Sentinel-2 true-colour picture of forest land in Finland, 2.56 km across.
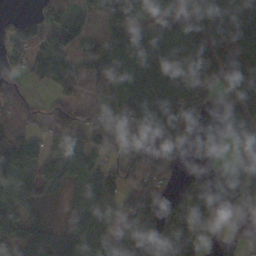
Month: October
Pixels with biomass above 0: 72%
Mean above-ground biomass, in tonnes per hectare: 80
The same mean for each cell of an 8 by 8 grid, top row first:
29 65 50 100 69 64 97 98
108 81 61 97 138 114 78 64
31 56 65 79 131 120 59 181
61 43 36 26 120 127 41 74
129 81 78 31 133 56 11 67
113 108 132 70 85 22 45 79
79 21 98 79 114 61 116 102
110 93 129 68 81 140 29 13
